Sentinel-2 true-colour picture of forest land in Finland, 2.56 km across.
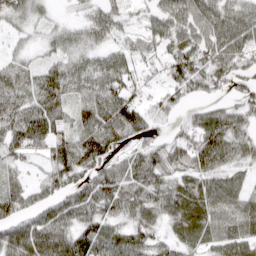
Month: April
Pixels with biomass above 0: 83%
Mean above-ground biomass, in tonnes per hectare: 58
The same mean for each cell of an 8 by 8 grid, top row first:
46 21 20 52 22 61 71 64
17 29 57 43 37 52 68 66
57 68 68 75 27 65 57 45
65 72 42 105 63 35 48 42
58 69 87 89 45 54 97 55
26 40 67 76 80 50 63 34
58 58 74 52 76 77 72 62
81 95 77 76 56 44 50 66
